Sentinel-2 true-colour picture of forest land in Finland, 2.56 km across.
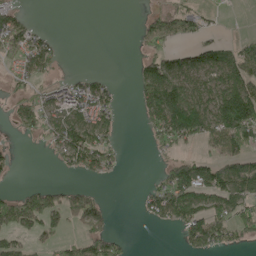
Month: May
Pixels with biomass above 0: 48%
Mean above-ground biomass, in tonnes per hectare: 63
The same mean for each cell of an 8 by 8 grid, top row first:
54 0 0 0 26 76 25 1
86 57 0 0 40 58 89 57
39 37 42 18 93 133 85 125
41 81 131 55 62 185 118 229
7 36 138 44 7 68 47 96
8 0 39 20 2 109 113 171
98 105 99 13 40 135 114 83
46 36 56 60 0 14 122 45
